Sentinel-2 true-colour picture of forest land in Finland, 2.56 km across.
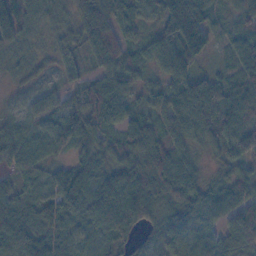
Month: November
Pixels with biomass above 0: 95%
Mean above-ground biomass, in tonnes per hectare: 65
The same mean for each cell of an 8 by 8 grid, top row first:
95 42 70 88 45 164 68 34
48 27 54 115 54 105 66 55
22 15 48 69 30 64 49 50
25 53 61 70 41 100 101 67
69 62 55 50 85 64 63 87
42 41 66 61 79 107 28 61
68 67 81 99 85 76 66 89
112 75 47 62 19 59 73 71
